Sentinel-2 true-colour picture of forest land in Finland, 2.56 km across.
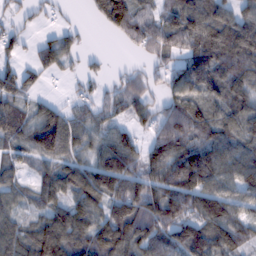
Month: February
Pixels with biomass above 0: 80%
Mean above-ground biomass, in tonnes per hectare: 78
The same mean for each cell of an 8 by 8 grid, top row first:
32 21 4 136 68 97 109 77
34 62 29 3 53 61 111 125
68 21 30 24 42 73 104 95
68 51 45 46 58 97 81 83
62 119 61 93 53 111 91 81
45 62 96 148 86 88 132 112
49 70 98 92 114 94 100 80
89 125 96 138 98 104 120 68
